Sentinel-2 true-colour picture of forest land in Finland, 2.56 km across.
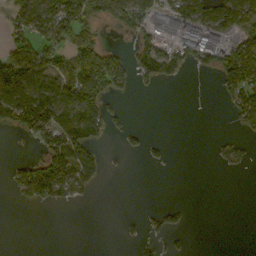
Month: September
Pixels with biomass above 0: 38%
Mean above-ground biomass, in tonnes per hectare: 44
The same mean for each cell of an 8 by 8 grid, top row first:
52 90 85 61 65 83 94 97
68 66 93 34 58 56 79 92
140 99 139 92 32 26 0 106
106 118 130 27 0 0 0 66
1 55 93 6 20 0 2 18
41 124 85 3 0 0 0 3
5 15 3 0 5 21 0 0
0 0 0 0 24 12 0 0
